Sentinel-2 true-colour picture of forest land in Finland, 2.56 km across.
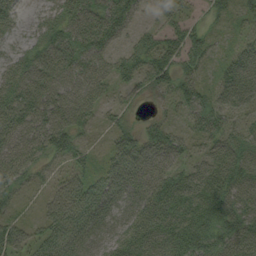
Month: August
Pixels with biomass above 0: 89%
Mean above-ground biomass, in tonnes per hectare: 62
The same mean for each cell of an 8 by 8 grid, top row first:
39 44 79 88 22 36 26 27
28 74 79 42 58 55 42 33
78 87 71 48 60 65 23 72
98 91 79 29 17 27 62 32
83 92 43 40 75 56 35 64
83 29 45 76 75 67 84 92
31 51 104 52 67 93 89 92
71 96 76 49 84 90 75 86
